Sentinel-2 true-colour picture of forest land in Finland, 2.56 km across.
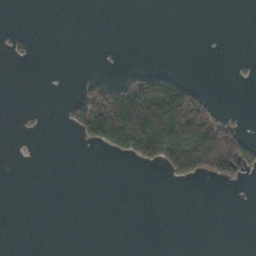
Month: November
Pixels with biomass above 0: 16%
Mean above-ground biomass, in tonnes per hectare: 24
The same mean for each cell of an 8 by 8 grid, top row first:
0 0 0 0 0 0 0 0
5 0 0 1 0 0 0 0
0 0 16 34 80 63 0 2
0 0 70 256 156 187 85 1
0 0 9 71 144 112 119 70
0 0 0 0 0 27 27 21
0 0 0 0 0 0 0 0
0 0 0 0 0 0 0 0
